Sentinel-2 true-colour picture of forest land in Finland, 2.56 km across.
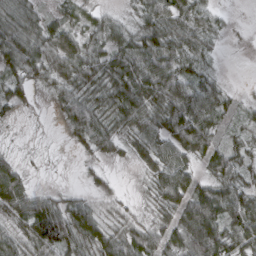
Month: March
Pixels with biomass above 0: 88%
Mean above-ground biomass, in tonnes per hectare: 47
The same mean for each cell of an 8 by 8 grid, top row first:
58 31 33 23 40 58 37 1
62 53 63 51 63 59 27 3
34 37 58 57 83 71 34 8
23 6 68 51 75 80 60 22
4 3 29 36 56 60 59 28
54 4 9 18 22 86 43 51
55 62 60 23 16 78 116 74
40 112 58 55 62 55 105 71
